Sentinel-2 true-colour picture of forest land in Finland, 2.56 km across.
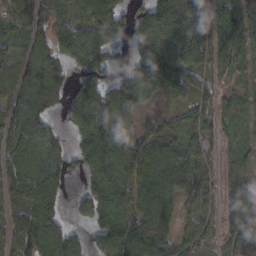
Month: February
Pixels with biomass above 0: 81%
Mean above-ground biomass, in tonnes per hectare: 78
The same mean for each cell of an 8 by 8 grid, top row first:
70 105 61 127 69 114 62 73
43 77 99 71 111 90 52 49
65 121 57 65 117 83 27 26
76 85 92 111 44 29 47 40
85 66 64 111 86 71 50 52
103 109 44 91 93 118 46 59
90 107 49 127 120 66 56 91
92 123 31 106 138 79 55 58
